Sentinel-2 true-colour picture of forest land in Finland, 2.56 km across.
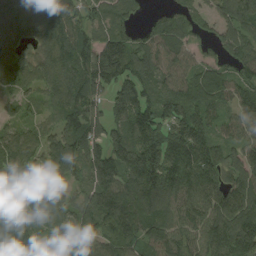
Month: August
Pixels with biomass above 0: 91%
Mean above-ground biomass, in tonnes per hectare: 118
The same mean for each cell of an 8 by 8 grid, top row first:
115 157 105 127 38 94 56 136
118 117 124 192 107 108 42 99
92 106 139 173 130 98 98 95
49 46 133 111 135 130 89 82
134 97 147 138 167 155 129 89
108 69 83 162 202 157 141 119
154 79 88 142 161 122 118 132
209 90 98 127 102 110 130 167
